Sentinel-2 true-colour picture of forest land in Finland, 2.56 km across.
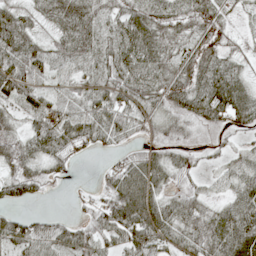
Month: May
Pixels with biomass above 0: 83%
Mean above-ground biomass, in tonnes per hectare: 51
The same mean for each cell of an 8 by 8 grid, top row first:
61 44 65 36 57 56 66 17
76 43 58 48 77 50 73 25
79 29 30 57 81 81 80 50
33 74 48 68 43 47 56 58
49 62 48 31 33 38 16 18
57 28 3 46 78 35 16 38
23 6 14 77 93 55 41 58
57 70 64 50 78 35 77 89
